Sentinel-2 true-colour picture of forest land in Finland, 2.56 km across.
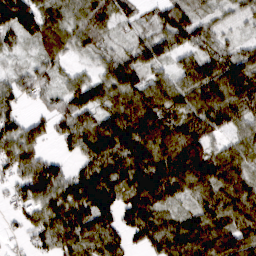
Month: March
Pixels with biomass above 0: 88%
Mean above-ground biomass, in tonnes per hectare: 75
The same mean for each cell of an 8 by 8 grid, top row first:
111 62 77 75 21 81 33 38
27 49 45 35 64 64 64 43
50 42 50 90 72 63 117 145
50 44 100 82 135 84 86 85
101 37 84 99 104 114 67 54
65 107 67 91 99 96 98 72
31 80 99 84 97 38 81 92
12 76 105 79 61 107 108 92
